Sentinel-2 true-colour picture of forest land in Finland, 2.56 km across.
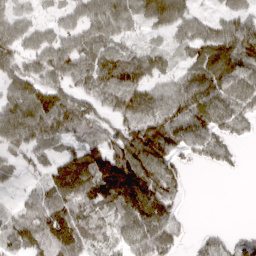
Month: March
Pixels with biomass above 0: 81%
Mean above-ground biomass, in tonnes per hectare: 78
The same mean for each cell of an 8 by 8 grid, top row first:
53 20 61 84 66 92 33 65
70 70 78 69 46 42 71 101
93 73 61 118 88 60 89 87
104 140 107 70 121 98 122 80
90 63 81 107 162 100 84 28
32 61 128 181 149 67 1 5
38 120 108 84 133 49 0 0
72 137 106 67 109 54 40 36
